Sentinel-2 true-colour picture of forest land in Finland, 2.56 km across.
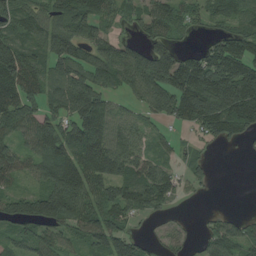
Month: August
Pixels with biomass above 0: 77%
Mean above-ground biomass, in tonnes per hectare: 89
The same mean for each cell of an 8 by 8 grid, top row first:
85 79 129 59 70 69 53 87
103 95 98 75 64 67 51 108
162 82 114 79 126 136 167 176
113 74 154 84 51 116 171 182
70 126 141 116 55 34 35 27
79 111 157 130 118 55 27 0
90 162 112 89 83 17 7 3
67 92 63 126 41 33 56 80
